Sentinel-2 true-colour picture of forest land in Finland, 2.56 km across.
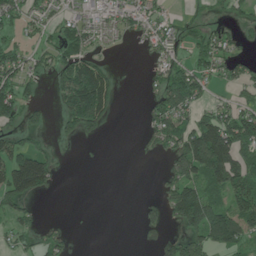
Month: June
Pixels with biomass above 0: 50%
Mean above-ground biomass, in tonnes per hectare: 48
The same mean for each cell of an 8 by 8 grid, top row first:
39 33 24 31 45 13 15 21
45 28 57 7 18 38 61 21
68 28 151 51 10 87 46 47
79 23 148 39 15 93 47 62
48 12 12 0 9 69 192 123
121 64 0 0 0 72 106 95
53 0 0 0 23 97 122 81
27 32 0 0 1 48 89 59
